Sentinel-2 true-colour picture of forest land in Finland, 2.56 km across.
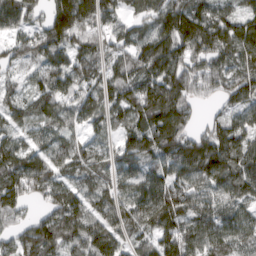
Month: March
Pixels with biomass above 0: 92%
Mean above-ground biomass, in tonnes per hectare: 100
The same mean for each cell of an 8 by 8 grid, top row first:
111 103 197 80 72 151 112 84
62 107 81 69 114 142 117 137
34 94 98 91 129 155 95 114
72 88 90 86 139 154 17 75
88 71 51 48 117 126 127 102
140 109 77 75 90 96 129 119
81 65 102 91 126 117 93 77
68 129 110 110 68 132 116 84
